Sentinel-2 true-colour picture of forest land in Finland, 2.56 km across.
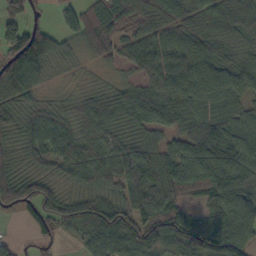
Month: October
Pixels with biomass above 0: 90%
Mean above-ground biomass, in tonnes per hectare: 73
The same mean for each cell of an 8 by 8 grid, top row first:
61 15 76 75 71 72 67 73
130 106 45 54 75 87 85 50
136 34 15 23 47 71 105 76
79 60 70 104 112 99 81 62
61 84 80 69 76 62 106 91
63 48 61 70 106 79 88 89
60 75 85 91 88 57 51 90
21 45 35 90 93 77 86 104
